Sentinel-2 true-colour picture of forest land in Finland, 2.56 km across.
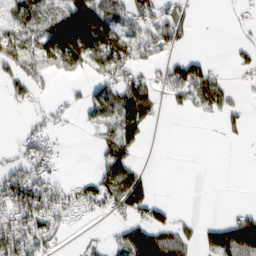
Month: February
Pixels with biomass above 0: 49%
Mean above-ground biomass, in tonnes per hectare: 51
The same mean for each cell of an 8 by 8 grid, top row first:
63 59 160 62 65 64 0 16
83 95 148 120 65 37 0 21
51 14 17 67 54 74 92 10
10 28 28 94 93 18 36 25
23 40 0 96 29 0 0 8
80 72 18 94 41 0 0 0
113 86 52 45 76 15 0 18
101 64 9 21 98 72 67 151
